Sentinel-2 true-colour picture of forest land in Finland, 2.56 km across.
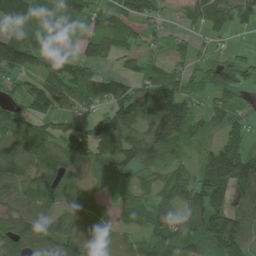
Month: June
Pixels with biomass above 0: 82%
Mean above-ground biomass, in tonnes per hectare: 79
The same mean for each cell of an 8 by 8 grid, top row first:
95 60 58 76 60 21 94 74
156 77 57 59 32 29 20 18
47 92 91 73 60 79 62 82
53 83 49 88 98 178 52 36
93 90 73 132 102 90 40 91
100 102 30 71 30 44 141 161
77 73 71 51 80 96 162 86
112 99 82 49 64 97 101 134
